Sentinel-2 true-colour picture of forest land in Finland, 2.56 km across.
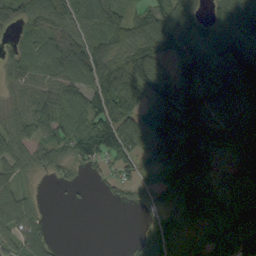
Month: September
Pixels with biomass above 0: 82%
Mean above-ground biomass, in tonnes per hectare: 77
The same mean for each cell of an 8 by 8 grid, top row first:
64 79 103 103 73 114 68 111
54 92 92 95 92 86 149 139
53 77 98 107 97 67 107 163
52 83 95 108 91 94 73 83
58 64 86 129 95 96 82 85
57 17 17 33 43 129 76 96
120 8 6 7 24 71 108 117
73 58 0 0 35 37 53 101
